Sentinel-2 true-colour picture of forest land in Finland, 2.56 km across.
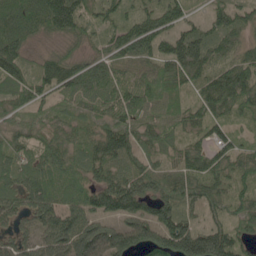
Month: May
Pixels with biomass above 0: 90%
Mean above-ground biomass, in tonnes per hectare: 79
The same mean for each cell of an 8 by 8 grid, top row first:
87 124 79 50 79 84 47 62
94 19 32 71 95 114 96 56
81 89 110 91 66 77 73 113
50 43 49 78 77 54 71 56
63 66 53 129 64 51 65 46
66 76 65 88 104 67 82 60
70 88 89 109 89 89 53 62
76 100 137 116 109 148 141 76
